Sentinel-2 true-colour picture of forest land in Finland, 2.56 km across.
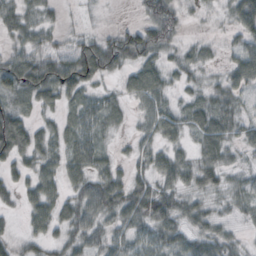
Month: October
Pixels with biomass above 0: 81%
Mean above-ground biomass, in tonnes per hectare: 33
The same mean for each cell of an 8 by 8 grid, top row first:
34 15 5 1 27 37 8 52
26 33 37 46 38 22 13 33
65 63 57 14 55 22 16 45
40 19 42 25 27 22 33 22
67 31 52 11 24 21 35 20
29 38 45 39 33 44 37 17
15 47 45 48 62 40 24 22
21 29 33 32 35 46 36 13
